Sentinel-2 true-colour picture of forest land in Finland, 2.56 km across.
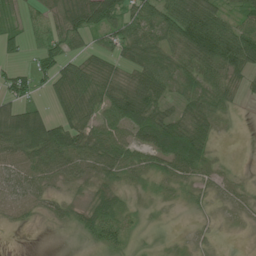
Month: July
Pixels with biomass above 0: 76%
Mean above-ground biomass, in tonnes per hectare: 45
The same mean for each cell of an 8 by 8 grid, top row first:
30 44 96 60 60 77 68 43
29 35 30 40 75 55 92 93
35 36 75 54 68 56 62 31
57 31 62 67 86 34 60 8
75 116 68 73 60 92 44 1
59 51 36 40 30 42 26 11
45 27 32 52 10 8 14 18
0 0 10 43 5 8 13 2
